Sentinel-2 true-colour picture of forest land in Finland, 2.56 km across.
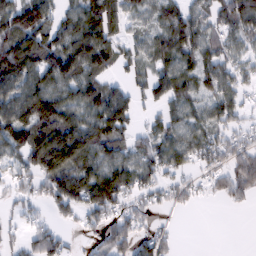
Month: February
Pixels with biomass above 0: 75%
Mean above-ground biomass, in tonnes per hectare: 63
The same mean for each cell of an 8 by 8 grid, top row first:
98 73 75 81 37 69 49 92
110 102 102 74 42 80 65 42
94 84 90 37 43 86 75 50
97 116 68 100 22 47 53 43
91 124 107 69 48 69 66 52
54 93 87 96 57 40 33 81
25 35 67 75 48 27 3 17
23 79 14 82 44 21 0 0
